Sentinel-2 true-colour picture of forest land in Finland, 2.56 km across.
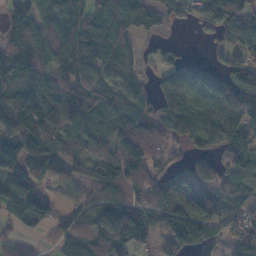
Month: November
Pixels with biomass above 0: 83%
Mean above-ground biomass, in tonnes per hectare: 85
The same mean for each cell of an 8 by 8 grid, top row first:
72 101 92 90 80 45 78 87
97 109 138 85 29 42 23 77
79 77 120 58 25 86 67 107
129 121 113 82 68 111 90 96
133 124 63 80 102 34 60 61
81 67 46 98 89 92 97 78
104 72 78 158 99 157 119 53
29 22 109 145 52 127 93 60
